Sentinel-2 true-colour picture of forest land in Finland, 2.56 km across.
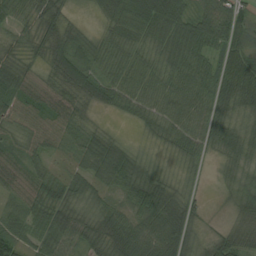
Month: August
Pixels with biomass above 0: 93%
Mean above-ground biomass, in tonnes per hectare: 49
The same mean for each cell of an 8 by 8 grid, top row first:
40 50 10 49 90 76 83 66
29 41 50 46 38 64 56 63
58 30 74 50 41 46 49 103
42 43 41 23 36 39 54 39
34 39 48 51 10 37 45 56
46 47 45 65 63 17 9 40
32 61 39 48 82 63 14 36
50 55 44 88 101 81 37 44
